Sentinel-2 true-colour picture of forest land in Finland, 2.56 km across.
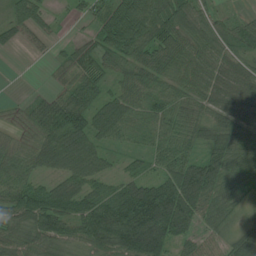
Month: July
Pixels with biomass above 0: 88%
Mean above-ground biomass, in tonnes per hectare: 61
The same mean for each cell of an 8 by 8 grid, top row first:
57 33 21 68 92 86 45 21
17 19 38 68 80 67 57 46
0 9 59 44 64 60 61 59
24 75 82 66 50 71 53 62
44 82 80 36 32 77 50 64
76 41 70 33 47 96 91 61
81 81 60 89 135 123 64 38
69 72 58 99 149 69 41 63
